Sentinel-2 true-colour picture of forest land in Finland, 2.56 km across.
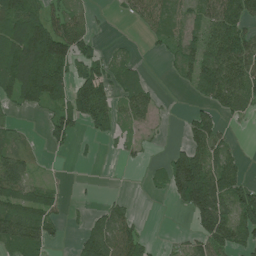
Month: July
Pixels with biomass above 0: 59%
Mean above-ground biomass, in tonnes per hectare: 57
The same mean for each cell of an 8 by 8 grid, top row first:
104 70 38 5 46 38 61 84
104 160 68 13 6 38 85 109
108 155 69 58 32 21 113 105
25 43 92 59 56 3 53 38
43 29 9 11 14 17 96 9
96 18 1 0 8 125 125 58
69 76 8 39 0 24 143 103
76 54 44 101 48 12 91 67
